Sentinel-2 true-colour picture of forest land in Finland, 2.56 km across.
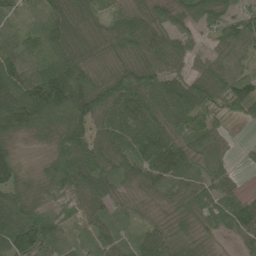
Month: June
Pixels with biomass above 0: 94%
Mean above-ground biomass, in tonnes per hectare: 74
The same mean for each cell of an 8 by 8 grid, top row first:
28 63 70 42 64 61 85 60
59 65 75 49 89 70 28 63
104 153 97 94 110 76 80 80
136 115 102 102 96 89 71 52
34 47 98 84 116 81 70 9
72 81 103 67 82 78 63 15
94 86 68 45 29 52 79 96
143 100 27 59 62 76 28 55
